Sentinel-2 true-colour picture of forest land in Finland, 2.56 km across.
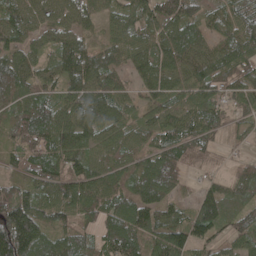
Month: May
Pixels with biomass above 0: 92%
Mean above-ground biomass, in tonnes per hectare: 96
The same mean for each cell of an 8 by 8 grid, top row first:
98 68 67 54 98 139 75 95
84 53 104 85 79 138 79 132
100 60 114 65 75 82 106 100
106 131 120 95 64 104 125 64
82 129 92 68 63 125 72 22
57 122 108 82 123 108 33 71
167 96 112 101 140 67 123 97
239 96 83 130 109 113 91 83
